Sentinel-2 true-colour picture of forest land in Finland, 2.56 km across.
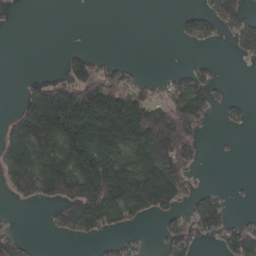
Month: March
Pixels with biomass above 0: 46%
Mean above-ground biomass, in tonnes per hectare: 83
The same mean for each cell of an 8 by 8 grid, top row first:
3 0 0 0 0 14 68 89
0 0 12 0 0 3 20 49
3 52 137 103 27 43 52 0
56 250 237 236 163 175 69 18
145 177 194 183 185 227 6 2
167 224 209 235 230 188 2 1
11 33 174 161 140 70 109 2
72 3 34 33 17 87 22 121
